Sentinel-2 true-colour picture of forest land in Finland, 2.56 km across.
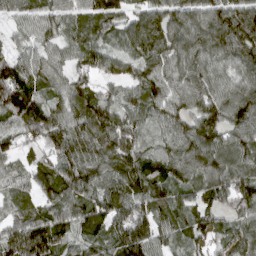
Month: March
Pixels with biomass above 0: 94%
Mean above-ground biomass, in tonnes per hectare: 89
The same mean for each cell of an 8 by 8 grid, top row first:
52 64 62 89 82 84 94 146
31 57 72 54 102 98 106 119
99 73 60 53 93 91 98 77
130 99 105 94 89 99 102 117
52 84 115 107 78 95 108 92
58 86 118 93 123 86 108 93
53 70 90 105 101 88 66 75
123 142 68 92 122 63 52 76
